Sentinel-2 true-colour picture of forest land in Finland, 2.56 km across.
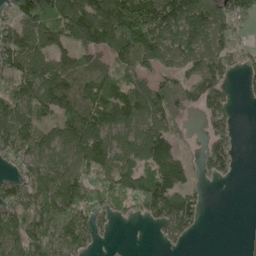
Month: May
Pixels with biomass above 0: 73%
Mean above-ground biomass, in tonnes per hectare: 95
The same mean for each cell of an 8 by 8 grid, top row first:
80 113 131 142 156 170 147 97
124 103 77 98 176 123 121 55
101 119 108 84 84 109 101 27
107 91 109 116 126 119 66 9
108 86 143 93 140 70 55 13
66 115 105 132 168 122 42 5
150 147 141 84 87 163 15 0
138 144 109 10 0 51 0 0
